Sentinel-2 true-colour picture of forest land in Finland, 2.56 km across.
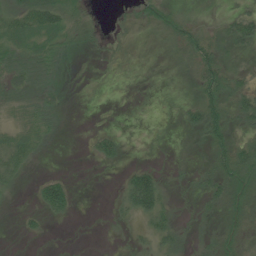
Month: June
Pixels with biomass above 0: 50%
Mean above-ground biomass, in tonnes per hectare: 19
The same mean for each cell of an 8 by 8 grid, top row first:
46 72 20 5 19 21 4 30
38 28 10 13 3 14 33 19
30 22 1 1 1 0 38 18
24 26 0 0 0 4 51 33
45 15 0 23 0 2 25 23
25 16 0 1 52 5 22 43
3 39 2 10 60 15 18 20
1 2 0 3 20 38 19 20
